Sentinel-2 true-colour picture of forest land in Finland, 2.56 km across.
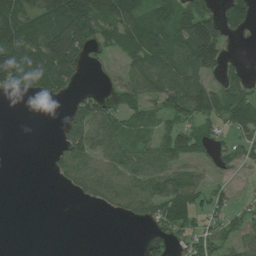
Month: July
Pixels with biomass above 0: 60%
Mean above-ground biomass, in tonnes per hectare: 58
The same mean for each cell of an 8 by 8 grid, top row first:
110 116 157 103 77 80 83 81
127 139 120 42 98 86 164 5
127 119 31 22 83 96 61 42
0 0 67 59 52 58 72 67
0 3 103 71 52 62 57 47
0 12 67 77 72 65 31 13
0 0 6 41 73 94 49 23
0 0 0 0 18 29 66 46
